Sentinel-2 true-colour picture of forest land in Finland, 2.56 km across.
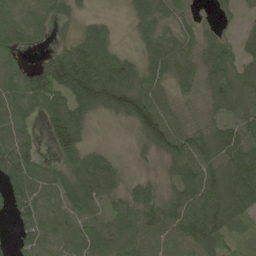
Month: May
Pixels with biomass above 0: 87%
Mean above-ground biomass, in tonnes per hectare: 80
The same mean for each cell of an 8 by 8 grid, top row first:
83 72 35 12 67 55 10 27
63 33 115 83 50 86 73 53
77 118 186 161 92 66 66 88
89 94 107 71 119 56 36 75
118 36 93 7 46 117 119 109
121 80 123 86 22 68 118 137
62 80 105 54 89 89 140 100
35 82 84 101 86 78 91 31
